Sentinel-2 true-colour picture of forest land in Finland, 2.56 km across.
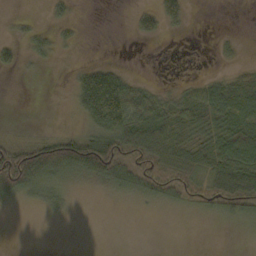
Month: October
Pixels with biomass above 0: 49%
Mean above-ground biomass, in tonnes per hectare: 27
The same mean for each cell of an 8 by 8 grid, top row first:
6 10 4 0 21 22 0 0
15 20 6 0 0 0 0 6
2 1 35 69 11 4 21 37
4 1 36 100 55 44 63 73
50 76 78 38 27 42 54 92
111 77 45 46 41 27 44 88
11 22 3 6 17 25 25 44
0 0 0 0 0 0 0 5
